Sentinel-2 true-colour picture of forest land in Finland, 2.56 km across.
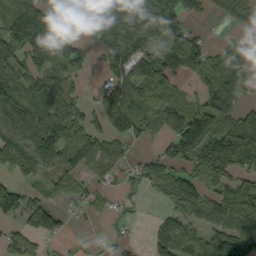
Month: September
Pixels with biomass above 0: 70%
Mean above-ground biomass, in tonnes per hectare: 76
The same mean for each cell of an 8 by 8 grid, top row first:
99 86 85 130 140 80 31 53
119 127 49 75 99 126 61 45
96 77 53 74 75 62 67 65
105 109 57 98 72 38 103 59
87 140 67 59 26 113 131 138
29 47 47 40 61 81 93 87
104 107 20 21 9 51 86 134
85 42 7 24 14 103 80 85
